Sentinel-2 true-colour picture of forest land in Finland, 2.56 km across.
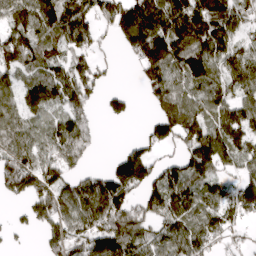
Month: April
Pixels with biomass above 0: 77%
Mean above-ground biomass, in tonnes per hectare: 110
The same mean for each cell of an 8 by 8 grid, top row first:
116 147 122 121 160 179 167 98
151 109 97 31 192 172 142 95
79 139 129 20 96 119 125 119
87 101 105 56 10 149 107 105
106 101 131 1 66 77 169 110
163 132 65 141 152 108 104 76
21 126 127 186 90 155 119 140
15 70 116 164 110 123 112 44
